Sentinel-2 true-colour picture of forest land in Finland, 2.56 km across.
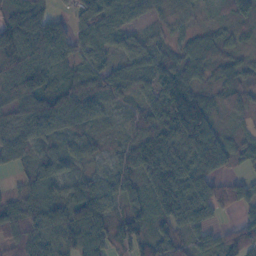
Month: November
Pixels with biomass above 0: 92%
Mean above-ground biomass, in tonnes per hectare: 71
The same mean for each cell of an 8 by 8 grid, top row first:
70 73 56 71 30 27 12 60
149 108 54 44 50 37 60 30
109 80 45 74 56 99 35 52
106 157 92 28 50 134 81 32
91 48 61 21 85 85 132 32
27 88 51 64 87 106 91 30
64 87 103 64 69 113 68 44
75 92 97 96 85 75 49 109
